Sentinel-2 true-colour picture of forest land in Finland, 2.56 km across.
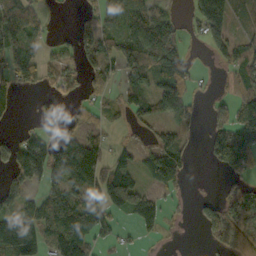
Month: October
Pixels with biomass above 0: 60%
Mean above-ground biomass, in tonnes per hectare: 62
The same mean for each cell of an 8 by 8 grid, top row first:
114 19 18 67 91 23 159 24
110 24 50 68 144 72 36 57
52 23 26 32 87 105 4 56
20 53 25 22 76 85 25 87
78 87 95 27 23 56 49 124
78 98 149 103 48 80 2 36
64 88 105 78 88 11 35 71
142 78 123 26 16 4 22 49
